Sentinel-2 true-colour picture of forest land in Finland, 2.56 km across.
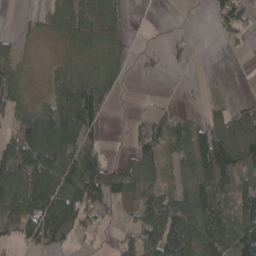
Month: April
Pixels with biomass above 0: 64%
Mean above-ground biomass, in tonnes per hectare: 72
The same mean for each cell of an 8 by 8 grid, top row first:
6 51 169 87 0 1 13 75
46 5 66 64 10 13 0 10
67 31 107 66 4 1 5 0
69 75 168 30 13 38 52 74
111 118 113 10 77 86 155 113
124 162 147 114 94 50 124 93
122 157 117 37 78 103 125 120
42 92 21 14 113 112 113 130
